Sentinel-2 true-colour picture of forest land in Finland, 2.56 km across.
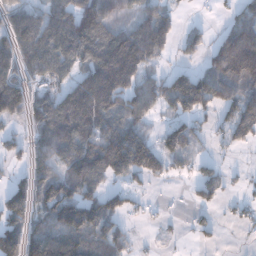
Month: December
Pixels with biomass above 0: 67%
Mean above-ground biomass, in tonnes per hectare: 85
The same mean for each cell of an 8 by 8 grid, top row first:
73 99 158 80 56 14 4 70
113 143 163 175 93 19 61 231
96 79 96 206 91 101 112 141
76 113 167 112 79 66 60 101
47 107 134 154 102 88 25 36
31 90 120 84 71 28 43 10
113 107 157 73 22 3 36 25
114 139 119 92 5 5 12 4
